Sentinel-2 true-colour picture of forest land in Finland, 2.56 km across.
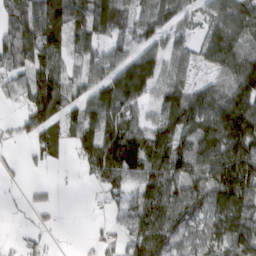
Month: March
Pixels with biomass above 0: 76%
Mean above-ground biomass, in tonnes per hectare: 81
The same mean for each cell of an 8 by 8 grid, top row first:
98 139 116 129 67 65 55 90
119 122 58 50 65 42 62 97
60 119 48 111 154 60 33 118
20 117 84 119 41 108 103 167
18 76 77 167 132 95 134 162
10 5 15 106 104 100 100 174
4 26 0 29 97 90 81 108
9 19 8 28 116 75 67 109
